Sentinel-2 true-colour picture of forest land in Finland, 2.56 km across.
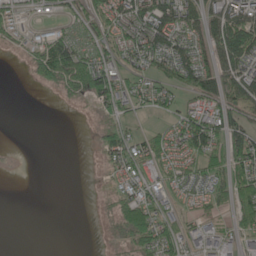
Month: May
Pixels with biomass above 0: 55%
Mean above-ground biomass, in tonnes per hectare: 44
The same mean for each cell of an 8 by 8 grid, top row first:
26 17 48 67 107 101 84 91
13 90 47 49 91 84 63 135
0 46 89 88 48 69 66 88
0 0 1 41 24 36 67 56
1 0 0 53 50 56 98 88
1 0 0 21 37 34 50 67
0 0 0 21 59 24 27 58
0 0 0 9 63 55 55 42
